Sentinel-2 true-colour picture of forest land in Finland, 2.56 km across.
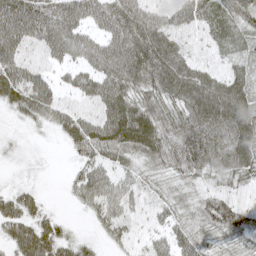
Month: May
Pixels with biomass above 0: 89%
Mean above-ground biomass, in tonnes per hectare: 55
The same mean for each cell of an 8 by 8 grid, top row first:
88 77 63 67 64 53 59 69
66 56 57 67 86 62 27 36
68 37 46 75 75 85 64 58
32 58 38 76 77 65 96 84
10 5 54 74 81 81 94 77
7 3 42 41 40 55 50 57
60 20 21 51 28 50 67 54
70 86 28 29 22 54 54 56
